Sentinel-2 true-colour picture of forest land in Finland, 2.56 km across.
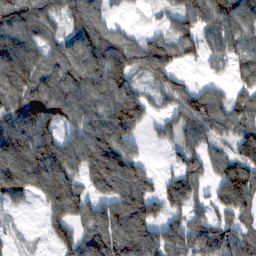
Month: February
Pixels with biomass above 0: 80%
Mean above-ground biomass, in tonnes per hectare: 95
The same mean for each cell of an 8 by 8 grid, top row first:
134 101 68 34 8 81 118 112
118 99 133 122 116 91 67 95
137 109 123 117 68 58 31 55
132 131 100 118 72 77 119 91
155 129 108 132 26 67 79 93
137 153 85 152 82 72 59 132
31 70 102 107 112 70 62 103
14 29 93 119 120 109 131 99
